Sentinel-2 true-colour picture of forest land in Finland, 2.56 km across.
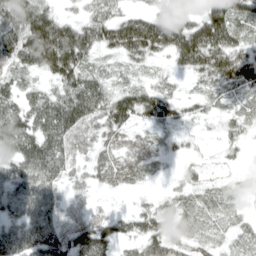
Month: April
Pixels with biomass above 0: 86%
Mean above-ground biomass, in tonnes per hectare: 70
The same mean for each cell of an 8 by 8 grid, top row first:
130 105 41 64 61 90 89 78
105 174 132 74 119 114 155 74
39 51 100 38 21 19 66 97
99 124 128 101 80 50 29 35
117 135 52 48 47 21 13 34
100 98 34 55 30 16 25 12
78 83 38 19 35 30 33 15
98 127 117 82 78 43 30 21
